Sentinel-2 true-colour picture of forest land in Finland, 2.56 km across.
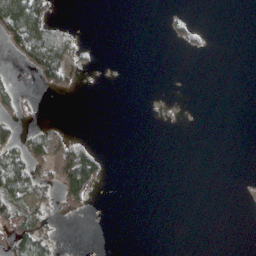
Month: April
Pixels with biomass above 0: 17%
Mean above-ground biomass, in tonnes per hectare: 15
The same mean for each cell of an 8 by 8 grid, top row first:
121 51 0 0 0 8 0 0
50 83 18 0 0 6 7 0
9 38 10 0 0 0 0 0
20 0 0 0 0 0 0 0
52 49 31 0 0 0 0 0
74 34 122 4 0 0 0 0
43 20 26 0 0 0 0 0
46 35 0 0 0 0 0 0
